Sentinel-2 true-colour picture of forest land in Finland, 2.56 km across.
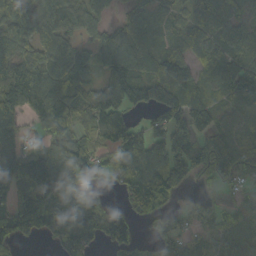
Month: October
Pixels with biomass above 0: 81%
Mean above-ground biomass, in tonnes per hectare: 93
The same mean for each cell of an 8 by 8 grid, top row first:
92 94 73 31 54 65 96 72
100 91 55 125 85 64 85 100
128 95 85 137 113 161 60 114
109 121 89 131 58 137 99 88
101 72 99 90 124 177 102 73
111 162 106 58 103 128 109 66
74 87 135 50 87 36 75 65
99 48 99 94 24 71 86 104
